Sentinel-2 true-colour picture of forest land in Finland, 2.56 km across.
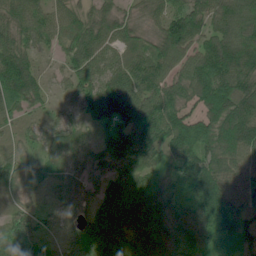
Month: June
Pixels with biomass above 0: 96%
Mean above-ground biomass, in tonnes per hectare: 93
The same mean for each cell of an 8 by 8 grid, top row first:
97 74 74 66 42 99 110 133
106 37 103 73 58 143 101 174
171 38 80 101 130 105 173 138
62 32 66 152 122 101 123 166
38 56 45 81 108 121 122 168
72 48 49 65 92 48 186 126
33 26 33 85 111 68 149 101
85 35 79 115 101 94 66 95
